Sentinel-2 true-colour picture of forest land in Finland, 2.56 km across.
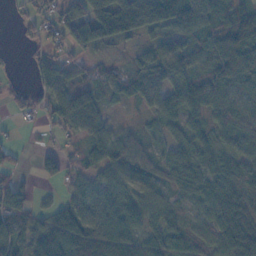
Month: November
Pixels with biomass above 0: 81%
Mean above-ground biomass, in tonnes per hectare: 58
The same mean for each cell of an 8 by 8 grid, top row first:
14 56 73 118 99 111 69 89
4 41 63 29 31 48 65 126
7 64 37 44 64 66 61 83
23 65 88 17 26 60 53 58
17 12 32 71 32 46 50 54
32 44 41 56 35 52 59 80
69 36 73 58 67 38 59 98
91 113 132 80 50 41 40 110
